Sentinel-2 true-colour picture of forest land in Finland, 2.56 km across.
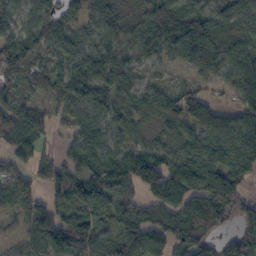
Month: October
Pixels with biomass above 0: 88%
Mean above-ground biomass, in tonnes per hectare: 100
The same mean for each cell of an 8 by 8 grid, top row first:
66 63 77 54 56 95 115 117
154 92 87 93 78 112 173 131
77 116 173 115 61 38 61 97
122 69 87 91 71 109 62 79
117 30 88 86 58 94 122 90
95 89 85 120 151 180 166 125
84 86 106 138 107 110 143 99
33 152 105 76 187 128 64 125
